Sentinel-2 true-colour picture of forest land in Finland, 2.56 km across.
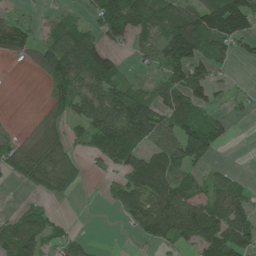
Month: June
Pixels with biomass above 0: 62%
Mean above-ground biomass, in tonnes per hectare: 61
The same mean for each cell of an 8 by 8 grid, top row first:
26 18 16 120 113 99 124 158
74 80 127 56 34 112 61 38
0 49 90 93 22 83 89 2
0 33 61 118 115 84 41 11
23 66 30 96 63 103 105 1
37 76 51 23 92 63 37 13
16 19 1 17 115 136 83 80
82 54 20 1 31 57 110 82
